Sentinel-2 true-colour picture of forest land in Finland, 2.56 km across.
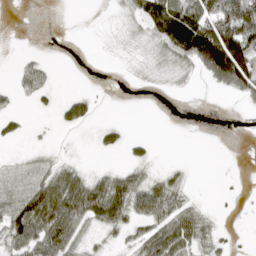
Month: April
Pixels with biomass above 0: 50%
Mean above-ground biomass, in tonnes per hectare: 39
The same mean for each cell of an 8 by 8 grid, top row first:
0 0 0 4 55 79 109 218
1 1 0 5 10 79 217 182
16 22 0 1 9 12 43 135
14 8 56 1 0 0 0 8
10 4 2 25 18 0 0 2
37 45 31 40 33 18 0 2
86 119 100 109 65 65 10 5
62 97 39 14 57 89 38 4
